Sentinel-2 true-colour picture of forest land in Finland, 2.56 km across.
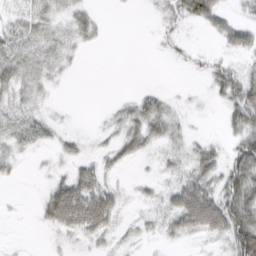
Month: March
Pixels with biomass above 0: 61%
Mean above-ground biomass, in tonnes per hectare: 21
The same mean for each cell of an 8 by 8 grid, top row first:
18 24 24 1 1 20 46 13
40 28 13 0 0 8 4 36
45 19 1 0 0 0 17 41
23 10 0 6 32 9 1 42
26 17 11 13 26 11 15 38
9 7 38 9 4 15 38 61
1 39 84 43 6 49 89 69
1 2 13 11 6 14 14 70
